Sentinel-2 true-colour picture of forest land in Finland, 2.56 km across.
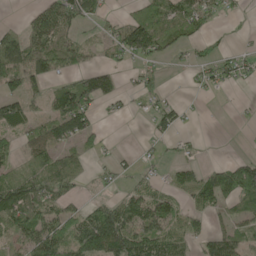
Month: May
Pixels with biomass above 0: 57%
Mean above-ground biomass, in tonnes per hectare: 55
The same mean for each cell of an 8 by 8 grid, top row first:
1 88 87 16 75 75 56 14
112 89 55 47 102 38 25 11
64 69 78 70 32 1 35 29
73 48 139 11 13 33 0 2
31 83 56 5 9 18 1 0
46 69 45 23 23 50 59 122
117 70 31 71 89 46 57 58
50 116 125 134 99 69 62 70
